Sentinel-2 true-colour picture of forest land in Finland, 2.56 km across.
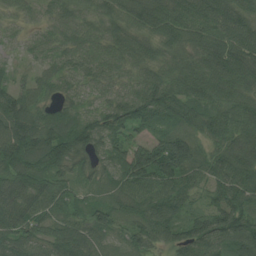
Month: July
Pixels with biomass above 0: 98%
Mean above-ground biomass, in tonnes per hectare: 84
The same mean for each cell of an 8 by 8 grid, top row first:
41 39 53 67 105 115 115 100
17 45 63 62 63 70 106 117
35 45 53 62 67 103 123 119
116 55 60 92 113 100 90 94
127 120 112 80 62 99 61 109
107 97 53 63 99 112 78 125
106 77 54 82 98 91 71 115
87 64 97 52 75 83 122 112
